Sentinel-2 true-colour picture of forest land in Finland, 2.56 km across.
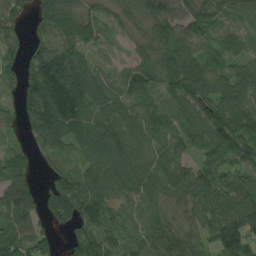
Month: August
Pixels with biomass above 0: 90%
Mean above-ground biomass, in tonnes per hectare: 80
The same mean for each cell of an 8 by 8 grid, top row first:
78 88 63 40 61 91 82 76
55 94 69 38 45 88 52 74
52 149 111 59 87 95 99 100
44 135 99 93 95 92 90 97
27 70 70 109 83 76 94 86
57 44 71 89 89 96 91 75
87 74 119 73 74 49 90 109
84 50 78 61 85 84 53 104
